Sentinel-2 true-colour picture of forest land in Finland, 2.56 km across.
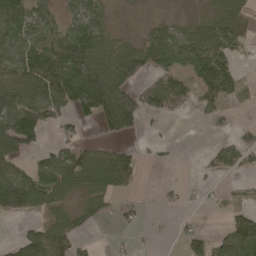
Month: April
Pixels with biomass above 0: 56%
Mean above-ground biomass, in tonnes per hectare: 55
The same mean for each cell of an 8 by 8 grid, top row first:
99 54 74 16 5 12 39 57
83 84 131 73 62 66 101 38
80 125 151 114 43 58 86 36
128 79 61 143 71 28 31 11
102 21 56 30 9 4 9 43
80 93 94 102 11 2 14 22
108 61 40 22 11 12 11 22
34 100 28 5 9 17 47 87
